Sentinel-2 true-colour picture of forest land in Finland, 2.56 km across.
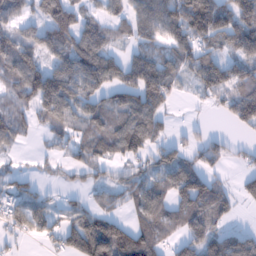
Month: January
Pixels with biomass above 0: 71%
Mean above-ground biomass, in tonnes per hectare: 80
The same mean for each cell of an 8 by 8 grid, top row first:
64 76 72 50 97 125 149 102
130 99 120 58 57 99 72 103
103 154 134 93 134 75 126 108
73 90 72 87 129 14 14 114
41 22 62 92 109 54 62 20
43 20 35 38 64 114 73 25
76 55 46 30 99 92 117 21
30 43 114 176 135 49 98 70
